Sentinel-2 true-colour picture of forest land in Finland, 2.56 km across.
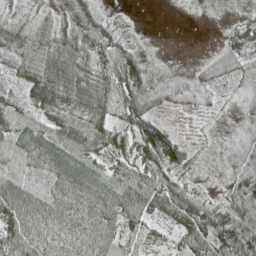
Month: April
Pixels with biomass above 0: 89%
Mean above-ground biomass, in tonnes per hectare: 46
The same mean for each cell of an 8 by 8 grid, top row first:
17 18 58 11 0 1 5 13
70 68 63 36 18 0 8 52
33 98 87 53 48 16 41 64
55 63 57 49 71 26 24 29
44 52 73 44 97 79 11 43
48 40 56 45 57 37 9 76
61 51 53 56 61 69 49 71
56 46 52 43 23 26 71 84
